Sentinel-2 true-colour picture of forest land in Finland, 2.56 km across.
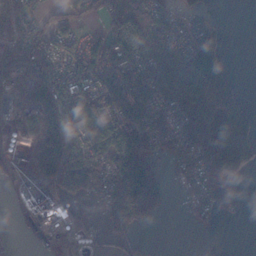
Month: November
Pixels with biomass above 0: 63%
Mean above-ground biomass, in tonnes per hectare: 51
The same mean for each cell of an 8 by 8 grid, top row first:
66 25 37 60 90 30 4 0
59 47 45 74 72 41 75 0
67 85 88 64 54 57 84 5
47 62 115 84 59 48 52 31
41 80 80 98 93 49 81 47
27 58 112 95 106 19 37 14
19 106 17 91 112 3 23 5
10 31 24 20 11 1 1 0
